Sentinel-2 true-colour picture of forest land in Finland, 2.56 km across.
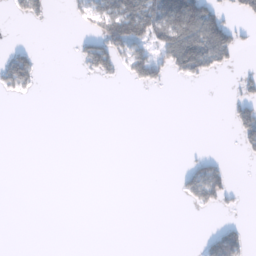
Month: January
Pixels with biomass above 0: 19%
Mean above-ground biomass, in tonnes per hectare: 21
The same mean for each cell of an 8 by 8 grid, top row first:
15 14 18 90 97 118 105 25
23 0 28 79 45 105 112 35
71 0 5 18 48 13 12 19
0 0 0 0 0 0 0 42
0 0 0 0 0 0 1 20
0 0 0 0 0 8 85 0
0 0 0 0 0 1 21 8
0 0 0 0 0 0 29 46
